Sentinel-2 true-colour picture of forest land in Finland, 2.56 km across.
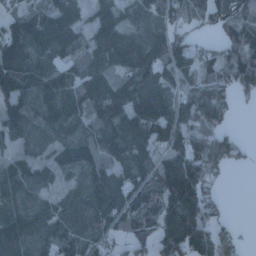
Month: January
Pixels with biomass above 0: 81%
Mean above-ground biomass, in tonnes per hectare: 91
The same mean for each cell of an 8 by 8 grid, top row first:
69 102 64 16 85 79 70 118
110 110 101 101 111 87 25 155
139 118 94 68 91 71 81 113
123 130 108 128 162 93 118 12
56 84 83 142 117 92 109 32
100 55 54 109 90 125 71 0
85 68 80 144 118 131 78 0
171 95 90 59 60 123 98 35
